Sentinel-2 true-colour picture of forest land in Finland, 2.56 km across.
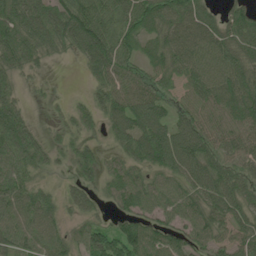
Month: June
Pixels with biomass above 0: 87%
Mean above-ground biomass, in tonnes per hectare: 66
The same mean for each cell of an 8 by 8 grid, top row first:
103 97 100 67 86 77 48 52
97 72 70 90 49 83 88 73
40 12 6 62 53 44 84 88
67 6 30 65 95 48 61 96
88 36 43 29 92 94 74 69
66 24 42 53 55 61 98 68
76 70 43 36 63 68 84 73
74 80 55 94 100 59 66 68
